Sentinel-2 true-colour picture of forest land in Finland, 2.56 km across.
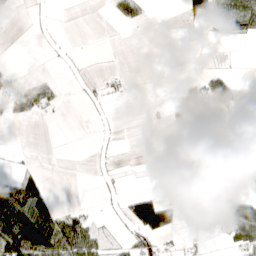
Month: April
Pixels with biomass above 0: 27%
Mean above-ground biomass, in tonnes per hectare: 26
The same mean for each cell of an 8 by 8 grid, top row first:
5 6 0 15 17 4 64 96
0 4 1 0 0 0 0 2
21 15 7 15 2 6 42 11
29 19 2 3 3 49 125 71
0 0 0 6 0 10 7 22
41 12 0 8 0 14 4 8
107 43 11 4 89 35 93 78
115 97 98 9 39 9 9 59
